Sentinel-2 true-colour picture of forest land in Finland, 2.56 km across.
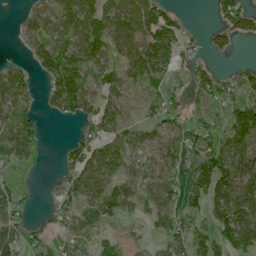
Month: June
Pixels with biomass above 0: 66%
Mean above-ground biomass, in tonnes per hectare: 53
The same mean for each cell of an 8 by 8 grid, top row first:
7 54 94 73 97 30 5 80
6 89 77 53 90 68 36 10
68 66 82 45 65 28 61 53
76 34 67 51 28 32 43 74
88 14 47 56 26 28 59 64
26 5 70 63 32 28 105 84
51 14 64 52 33 47 75 124
82 33 27 19 12 67 64 110
